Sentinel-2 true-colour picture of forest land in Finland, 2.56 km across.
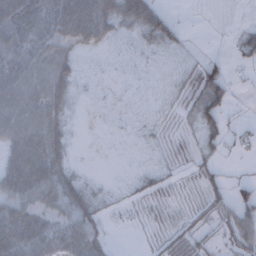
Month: December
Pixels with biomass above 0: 66%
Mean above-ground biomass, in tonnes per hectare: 33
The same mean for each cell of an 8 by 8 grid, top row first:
82 74 92 64 83 13 0 0
69 66 38 13 16 19 2 24
67 69 15 3 3 12 75 8
64 62 4 4 4 9 57 3
63 79 2 1 6 8 30 15
69 77 19 1 15 8 20 8
58 50 50 10 9 6 18 52
88 71 72 13 4 26 20 48
